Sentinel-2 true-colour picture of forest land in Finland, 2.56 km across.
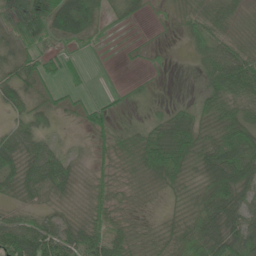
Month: June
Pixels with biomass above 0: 80%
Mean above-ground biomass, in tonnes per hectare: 38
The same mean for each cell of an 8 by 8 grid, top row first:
10 40 95 12 10 11 46 21
27 22 16 4 4 2 45 37
50 31 10 3 3 0 32 87
29 32 25 23 5 33 40 62
56 31 12 39 68 74 47 78
53 72 22 20 37 41 63 86
30 31 18 31 10 17 78 66
73 72 54 47 21 57 89 73
